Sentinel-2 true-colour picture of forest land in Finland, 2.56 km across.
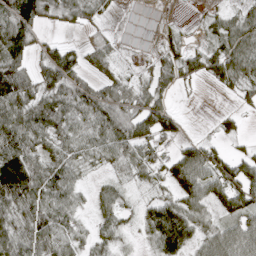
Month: April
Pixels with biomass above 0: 79%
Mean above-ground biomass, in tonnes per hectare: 52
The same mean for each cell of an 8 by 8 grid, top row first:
102 46 39 11 32 2 17 39
96 32 32 33 18 24 34 81
139 65 46 43 24 35 25 56
82 79 60 81 71 23 1 14
90 49 58 82 61 28 32 12
151 72 31 24 28 57 72 75
77 67 30 51 29 74 54 62
79 58 35 44 22 107 62 90
